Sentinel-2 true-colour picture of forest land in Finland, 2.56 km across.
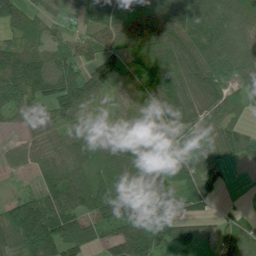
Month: July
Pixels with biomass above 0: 88%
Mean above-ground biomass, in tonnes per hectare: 88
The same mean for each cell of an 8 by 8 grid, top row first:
98 34 51 92 85 128 125 117
73 59 58 63 143 131 106 91
128 108 106 106 138 140 116 66
52 59 72 35 85 137 80 39
21 49 102 145 141 55 69 68
12 71 92 101 114 85 84 3
117 127 92 139 107 81 40 16
142 166 117 66 114 67 36 92
